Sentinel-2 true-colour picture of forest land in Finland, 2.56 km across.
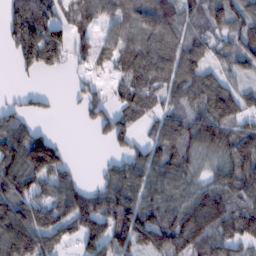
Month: February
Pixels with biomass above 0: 78%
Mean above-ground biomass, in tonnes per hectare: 77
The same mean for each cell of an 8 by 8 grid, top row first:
87 80 68 64 105 76 94 92
66 128 39 63 80 81 70 76
9 5 24 36 90 88 87 39
45 18 24 58 60 61 91 75
115 111 0 45 52 101 95 105
117 115 26 71 95 89 46 109
106 79 59 97 114 97 141 94
158 67 37 87 109 120 98 77
